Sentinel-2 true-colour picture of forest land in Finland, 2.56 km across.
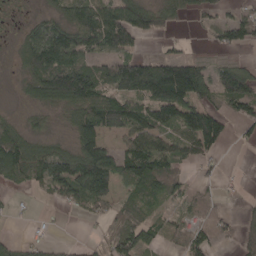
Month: April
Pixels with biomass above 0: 64%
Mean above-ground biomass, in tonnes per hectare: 64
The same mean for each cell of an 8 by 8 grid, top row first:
13 36 82 100 116 49 34 36
31 132 89 82 13 13 11 39
17 131 129 96 149 209 86 120
11 41 86 115 83 120 92 54
92 51 104 37 84 63 99 12
62 97 142 108 105 53 16 4
6 6 40 43 46 23 54 11
18 15 3 63 59 38 72 47
